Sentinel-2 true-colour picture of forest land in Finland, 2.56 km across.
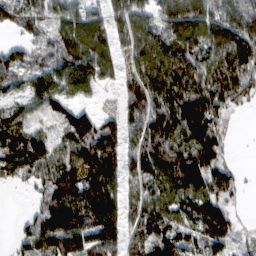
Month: February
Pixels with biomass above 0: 86%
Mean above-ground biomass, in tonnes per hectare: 104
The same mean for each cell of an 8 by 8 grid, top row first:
95 90 97 97 87 133 126 134
75 90 142 96 118 105 107 150
90 105 124 51 137 134 117 145
64 67 89 38 138 158 148 22
136 100 118 131 119 112 147 4
84 112 107 127 109 126 129 39
0 112 136 153 120 110 122 16
48 119 120 117 103 106 115 63
